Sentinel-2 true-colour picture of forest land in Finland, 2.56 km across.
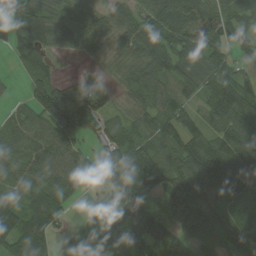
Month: August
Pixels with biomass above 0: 86%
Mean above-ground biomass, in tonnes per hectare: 89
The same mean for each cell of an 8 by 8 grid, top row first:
143 97 73 54 69 146 89 65
85 72 42 44 92 83 101 64
10 94 73 37 85 76 74 82
39 187 153 50 74 87 72 140
70 89 43 75 66 88 120 140
49 86 88 108 107 91 154 148
113 150 5 78 94 75 118 112
142 87 54 110 122 74 98 91
